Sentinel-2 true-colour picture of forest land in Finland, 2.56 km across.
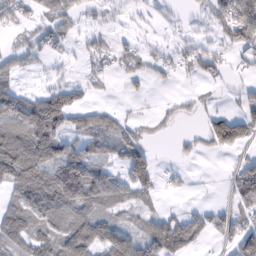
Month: February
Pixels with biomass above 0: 60%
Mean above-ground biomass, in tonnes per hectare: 55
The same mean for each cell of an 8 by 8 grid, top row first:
42 34 42 17 13 10 41 117
30 39 13 36 20 23 26 52
30 12 17 10 24 15 21 12
75 125 54 28 4 17 25 49
137 122 69 71 43 9 39 68
138 120 156 60 80 12 1 57
92 140 141 74 41 10 26 46
76 79 129 124 86 92 21 68
